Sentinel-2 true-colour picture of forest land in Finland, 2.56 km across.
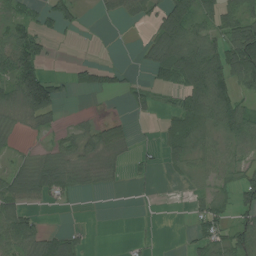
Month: July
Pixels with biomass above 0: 54%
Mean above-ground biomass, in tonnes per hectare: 46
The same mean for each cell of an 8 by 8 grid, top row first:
40 34 20 21 36 118 62 78
105 24 1 1 31 142 95 131
131 89 30 25 10 64 162 78
49 84 6 3 14 43 110 78
16 17 49 51 11 55 38 44
67 88 46 28 14 9 29 33
67 10 2 0 0 0 47 45
93 56 27 0 4 0 38 63
